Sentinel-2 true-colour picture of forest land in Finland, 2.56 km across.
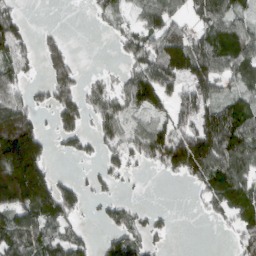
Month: March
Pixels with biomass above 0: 61%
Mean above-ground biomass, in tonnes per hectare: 79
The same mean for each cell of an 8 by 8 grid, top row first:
58 0 0 45 76 74 109 54
93 77 1 11 101 151 114 108
74 95 65 25 69 75 118 60
151 45 124 39 34 63 95 100
312 64 62 63 70 126 163 115
277 119 15 57 8 44 103 88
153 136 63 60 25 6 34 88
109 95 55 71 67 3 0 77
